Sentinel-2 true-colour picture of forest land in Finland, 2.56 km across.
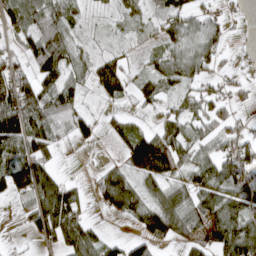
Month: April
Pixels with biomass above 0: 68%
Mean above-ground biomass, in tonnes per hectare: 59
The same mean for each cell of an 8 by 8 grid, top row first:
84 84 29 17 36 65 38 12
35 132 34 15 18 55 72 6
97 69 45 99 32 57 44 21
153 89 47 15 18 39 63 18
87 64 26 18 99 78 54 62
100 76 4 75 64 56 83 85
20 135 65 60 76 86 94 84
5 49 99 29 57 47 64 146
